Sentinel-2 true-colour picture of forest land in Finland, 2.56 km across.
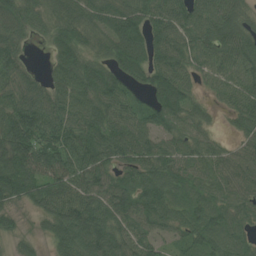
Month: July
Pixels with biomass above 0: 92%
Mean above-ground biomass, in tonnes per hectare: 71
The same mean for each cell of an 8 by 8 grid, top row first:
96 65 84 78 81 73 87 60
57 31 71 69 83 80 78 87
71 47 89 75 58 88 40 75
97 79 82 73 57 95 28 61
118 84 93 86 74 68 46 38
122 88 88 64 76 68 57 63
45 76 97 89 77 59 64 55
35 44 95 94 63 39 61 44
